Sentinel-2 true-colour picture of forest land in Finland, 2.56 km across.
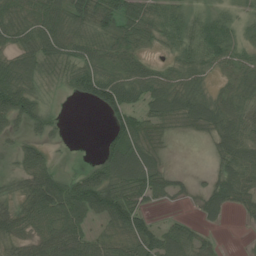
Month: July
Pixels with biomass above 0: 76%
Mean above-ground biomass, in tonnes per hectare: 45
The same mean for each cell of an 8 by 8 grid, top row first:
48 61 55 54 51 43 39 23
46 56 46 45 30 38 76 39
69 25 62 61 61 44 28 45
67 27 0 45 49 66 68 54
21 26 0 48 64 5 21 64
32 69 35 75 80 21 17 62
42 90 65 90 38 5 39 26
40 69 64 37 71 54 17 2
